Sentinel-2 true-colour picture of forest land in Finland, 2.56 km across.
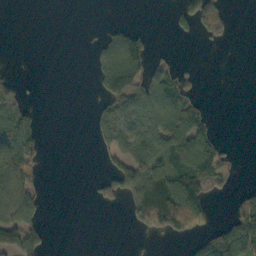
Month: October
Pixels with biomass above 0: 35%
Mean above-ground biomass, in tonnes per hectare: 42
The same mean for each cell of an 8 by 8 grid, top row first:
0 0 0 0 0 22 158 0
0 0 0 61 48 3 10 0
25 0 0 91 78 76 1 0
75 0 0 52 77 83 27 0
151 14 0 49 69 125 71 2
101 8 0 53 100 120 77 5
100 12 0 12 124 174 53 56
87 24 0 0 7 21 49 106
